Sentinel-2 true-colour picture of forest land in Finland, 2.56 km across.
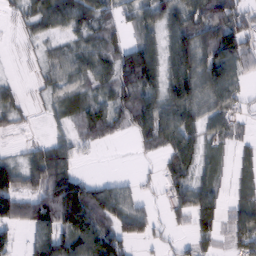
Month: February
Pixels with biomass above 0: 75%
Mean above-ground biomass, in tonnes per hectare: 63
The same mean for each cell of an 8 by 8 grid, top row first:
22 93 92 60 60 76 92 75
7 26 47 66 98 85 100 92
12 31 46 80 100 90 92 58
33 17 51 72 106 86 57 41
6 54 26 14 40 76 33 26
84 142 62 12 13 64 38 33
88 132 153 87 37 53 77 65
40 108 122 112 41 21 34 58
